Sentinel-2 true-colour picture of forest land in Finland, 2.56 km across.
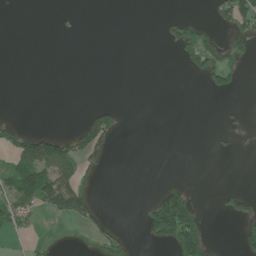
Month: June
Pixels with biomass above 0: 17%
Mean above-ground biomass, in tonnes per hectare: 23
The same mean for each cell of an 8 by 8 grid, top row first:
0 0 1 0 0 16 13 95
0 0 0 0 0 43 59 32
0 0 0 0 0 0 45 19
0 0 5 35 0 0 0 3
58 106 67 33 0 0 2 4
80 96 46 0 0 5 0 0
62 39 74 1 20 135 3 28
6 5 5 40 16 123 43 36
